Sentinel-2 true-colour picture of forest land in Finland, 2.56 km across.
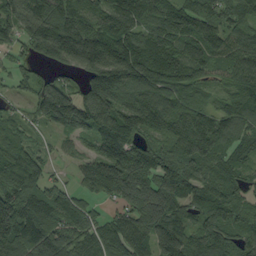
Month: September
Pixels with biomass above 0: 92%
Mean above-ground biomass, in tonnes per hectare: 124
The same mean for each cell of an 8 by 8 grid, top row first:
140 158 108 162 134 132 114 95
44 201 229 203 151 129 123 114
46 52 76 207 161 120 75 99
36 142 186 173 214 105 84 111
93 26 41 158 93 139 142 69
168 59 55 185 149 193 106 75
178 137 90 36 190 118 125 82
167 178 108 120 103 176 144 107
